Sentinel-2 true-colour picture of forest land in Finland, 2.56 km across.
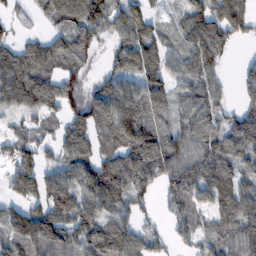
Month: February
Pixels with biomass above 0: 81%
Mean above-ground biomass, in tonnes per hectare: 90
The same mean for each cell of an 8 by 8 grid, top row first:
30 62 122 106 79 34 119 106
72 91 87 53 130 53 118 15
148 100 68 81 120 71 87 45
76 68 100 135 100 63 87 53
83 39 81 110 140 91 88 90
131 77 99 153 118 101 116 91
68 131 112 106 46 56 70 119
115 134 88 142 85 43 56 101
